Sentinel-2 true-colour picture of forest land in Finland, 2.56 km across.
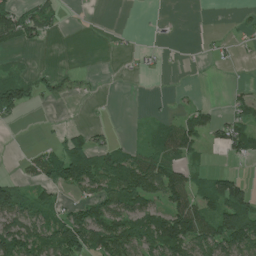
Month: June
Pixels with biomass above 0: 44%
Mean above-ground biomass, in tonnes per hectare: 44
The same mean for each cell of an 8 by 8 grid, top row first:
80 56 0 0 1 0 0 7
23 5 0 2 4 1 5 7
76 40 22 0 2 0 1 3
51 2 0 1 4 15 34 37
0 12 47 43 23 68 24 61
14 62 107 100 111 65 42 30
89 47 53 99 73 73 68 141
110 79 121 137 91 121 86 132
